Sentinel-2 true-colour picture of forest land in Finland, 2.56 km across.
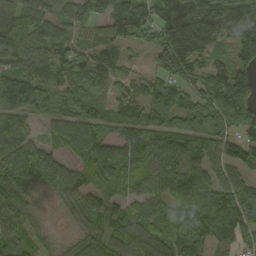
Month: September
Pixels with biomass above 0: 88%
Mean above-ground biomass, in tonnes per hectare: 99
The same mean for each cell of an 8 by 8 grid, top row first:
110 85 88 110 114 132 179 158
126 106 72 111 72 254 162 127
151 105 124 80 49 110 116 133
129 66 99 73 105 155 147 141
113 55 71 65 99 95 82 75
152 104 60 62 72 116 79 56
114 17 79 49 67 84 94 114
78 34 61 78 81 97 52 75
